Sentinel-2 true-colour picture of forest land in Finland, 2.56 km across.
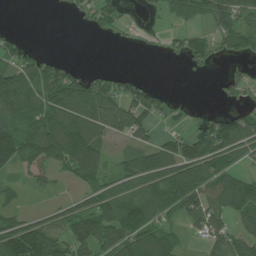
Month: July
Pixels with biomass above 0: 60%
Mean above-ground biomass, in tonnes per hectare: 70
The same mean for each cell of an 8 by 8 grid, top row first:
0 0 24 59 16 62 74 84
55 8 0 4 7 30 61 62
116 117 84 80 28 0 4 40
105 117 132 112 112 34 21 37
132 143 151 27 54 84 144 100
33 36 78 52 111 124 108 58
32 29 68 80 110 90 96 89
152 134 102 93 125 61 61 64
